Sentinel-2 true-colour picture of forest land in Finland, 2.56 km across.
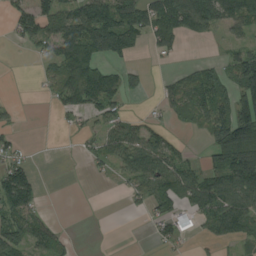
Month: August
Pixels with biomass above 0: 55%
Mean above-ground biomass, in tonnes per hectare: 64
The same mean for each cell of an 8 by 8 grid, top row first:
70 92 136 144 112 133 126 116
8 53 158 116 29 34 2 46
1 48 154 104 23 52 89 107
13 5 61 62 17 50 99 115
31 0 19 71 104 36 45 136
115 0 0 22 85 116 78 137
108 9 0 0 28 66 98 115
89 88 4 0 3 38 28 51
